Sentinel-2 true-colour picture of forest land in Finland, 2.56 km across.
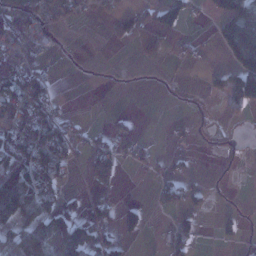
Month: January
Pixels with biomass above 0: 35%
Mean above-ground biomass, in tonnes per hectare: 35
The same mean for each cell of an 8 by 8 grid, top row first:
48 27 13 25 34 68 22 129
39 12 0 7 10 7 6 153
65 39 1 0 0 1 17 104
51 49 3 5 0 0 2 24
88 99 24 27 15 9 4 7
113 74 6 30 6 27 5 3
128 63 26 33 28 31 17 8
73 96 120 39 13 35 0 17
